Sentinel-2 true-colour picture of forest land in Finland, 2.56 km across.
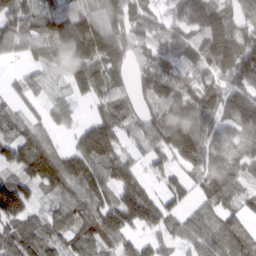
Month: March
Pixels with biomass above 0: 85%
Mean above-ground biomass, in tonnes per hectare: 89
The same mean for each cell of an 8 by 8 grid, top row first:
94 86 103 80 96 63 118 78
83 91 157 127 69 96 99 92
21 27 94 102 79 100 86 83
45 35 15 100 56 108 106 117
104 66 74 122 53 151 84 90
77 128 126 104 69 54 111 83
148 43 104 133 172 51 71 66
128 87 93 104 57 49 91 93
